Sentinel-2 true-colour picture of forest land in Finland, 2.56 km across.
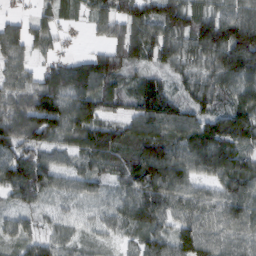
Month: February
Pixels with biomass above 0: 92%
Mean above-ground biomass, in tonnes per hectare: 82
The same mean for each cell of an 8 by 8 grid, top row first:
27 43 20 85 125 128 94 94
76 42 6 70 115 89 141 172
62 76 111 97 73 45 72 97
94 151 103 50 100 84 83 116
100 78 79 100 99 83 119 92
123 86 68 62 129 94 67 119
41 33 28 49 104 72 80 96
47 56 33 27 62 86 87 81
